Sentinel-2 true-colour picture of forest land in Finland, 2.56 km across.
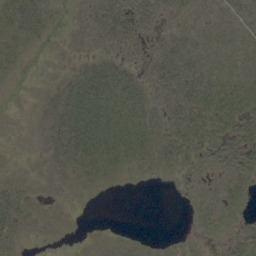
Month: September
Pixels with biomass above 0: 60%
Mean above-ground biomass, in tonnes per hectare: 14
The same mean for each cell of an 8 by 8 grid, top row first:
44 27 5 20 15 9 6 10
29 7 4 12 8 15 9 7
10 3 27 36 12 23 18 15
0 13 41 39 23 21 29 34
0 12 39 35 25 21 27 29
4 6 14 9 4 4 6 19
29 6 1 0 0 0 9 10
15 2 1 3 2 2 6 14
